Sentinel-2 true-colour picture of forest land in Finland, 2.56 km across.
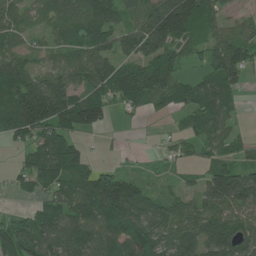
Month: June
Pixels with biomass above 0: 77%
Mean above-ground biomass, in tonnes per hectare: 85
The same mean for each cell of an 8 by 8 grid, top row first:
56 46 75 99 103 216 100 28
41 38 81 73 96 88 61 98
102 98 72 119 120 72 84 54
172 213 176 41 41 51 97 27
42 123 50 7 3 39 59 40
33 115 97 84 23 22 95 126
15 75 101 156 104 76 92 95
127 108 121 140 141 94 97 96
